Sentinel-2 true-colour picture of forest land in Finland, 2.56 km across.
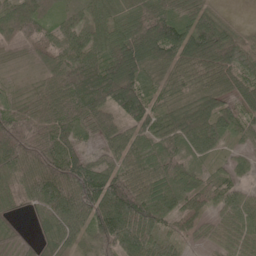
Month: May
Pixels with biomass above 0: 93%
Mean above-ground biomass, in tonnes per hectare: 71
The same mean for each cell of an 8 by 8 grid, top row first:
95 40 45 59 87 69 54 9
31 48 80 83 130 110 122 71
20 56 118 121 69 64 73 59
67 80 95 70 90 60 83 50
137 105 51 59 61 68 69 21
72 122 131 87 98 57 27 27
29 72 103 117 111 57 43 59
32 47 39 106 76 42 31 59
